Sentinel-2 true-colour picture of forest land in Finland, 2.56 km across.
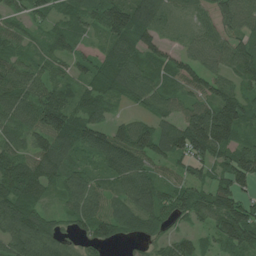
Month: July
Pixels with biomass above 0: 91%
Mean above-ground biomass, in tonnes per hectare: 81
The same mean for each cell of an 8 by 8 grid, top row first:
38 46 66 120 103 35 40 83
56 52 42 82 89 35 61 74
102 68 57 106 88 70 72 63
88 134 78 35 42 62 123 119
70 111 104 119 117 127 175 77
128 96 78 69 88 45 55 98
126 47 92 60 103 81 97 106
105 115 44 66 48 51 37 109
